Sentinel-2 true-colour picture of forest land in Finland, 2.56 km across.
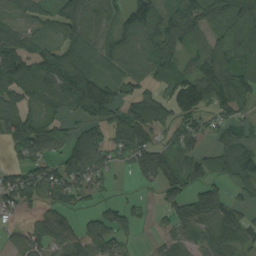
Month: August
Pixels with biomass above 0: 78%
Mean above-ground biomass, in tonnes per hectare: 82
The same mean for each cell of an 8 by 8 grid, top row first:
48 68 107 79 108 129 95 144
111 61 96 97 83 91 93 102
145 117 149 84 66 92 113 128
95 57 93 111 111 81 63 67
81 78 80 80 110 70 33 99
56 77 84 32 55 100 74 100
49 67 38 50 19 68 104 48
50 88 88 78 8 56 58 69
